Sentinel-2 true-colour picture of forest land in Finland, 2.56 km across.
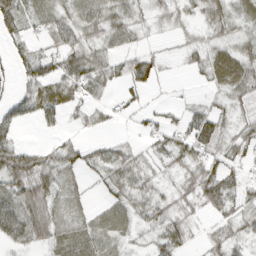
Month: March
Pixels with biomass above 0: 72%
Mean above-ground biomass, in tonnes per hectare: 33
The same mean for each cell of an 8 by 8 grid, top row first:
50 36 41 41 24 29 35 31
26 28 55 25 20 12 34 35
27 47 55 38 48 3 23 51
34 41 25 17 20 11 35 26
33 14 22 24 16 37 44 40
62 50 21 34 32 25 57 28
46 55 22 29 33 35 33 34
36 41 45 28 14 38 21 26
